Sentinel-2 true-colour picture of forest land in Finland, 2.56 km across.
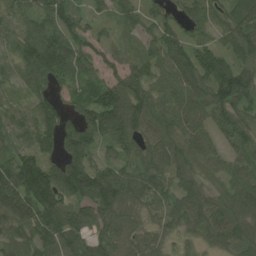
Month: July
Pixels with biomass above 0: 91%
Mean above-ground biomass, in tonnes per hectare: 78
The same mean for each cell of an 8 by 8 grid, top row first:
41 77 50 41 59 46 77 99
50 140 76 41 41 90 84 105
32 84 63 60 72 77 115 134
43 75 70 117 85 68 73 77
71 70 117 70 66 71 51 65
143 147 163 80 72 68 42 71
139 134 73 92 51 57 69 82
70 91 84 75 52 29 45 92
